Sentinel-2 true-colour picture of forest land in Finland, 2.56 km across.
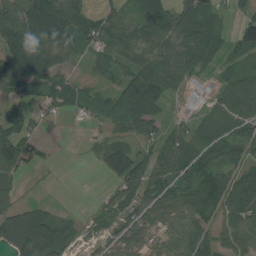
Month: August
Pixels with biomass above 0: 79%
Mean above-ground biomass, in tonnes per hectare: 71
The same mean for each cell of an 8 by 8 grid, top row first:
113 183 86 55 92 85 77 43
164 168 59 74 78 82 77 75
111 81 24 50 144 68 36 91
38 31 26 56 99 19 60 90
80 14 4 66 38 88 105 81
43 3 0 73 83 76 132 72
44 14 3 48 71 70 110 97
74 102 35 59 64 70 82 95
